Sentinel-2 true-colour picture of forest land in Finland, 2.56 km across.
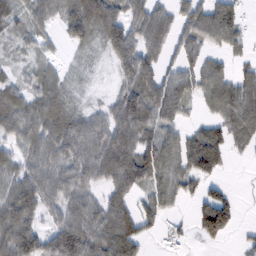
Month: February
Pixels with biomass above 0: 77%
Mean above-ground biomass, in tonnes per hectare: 67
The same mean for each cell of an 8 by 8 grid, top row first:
44 63 109 82 71 61 104 48
25 23 35 77 86 53 50 32
34 48 22 20 97 71 71 67
77 81 42 69 112 74 30 97
53 70 97 110 92 72 116 31
73 81 72 98 90 81 60 1
118 67 82 83 52 24 70 16
143 78 127 108 50 33 27 13
